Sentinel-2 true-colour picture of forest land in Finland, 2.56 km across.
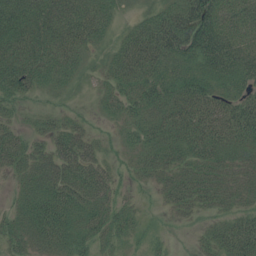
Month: July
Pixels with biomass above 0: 82%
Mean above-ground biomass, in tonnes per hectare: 54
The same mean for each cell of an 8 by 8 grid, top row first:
110 102 88 39 22 70 98 74
92 83 64 29 93 82 92 70
83 48 17 42 68 57 58 65
23 19 12 28 54 77 79 81
57 47 65 14 50 66 80 65
31 61 71 36 29 49 55 43
34 74 54 43 9 34 36 36
47 53 49 31 16 6 30 82
